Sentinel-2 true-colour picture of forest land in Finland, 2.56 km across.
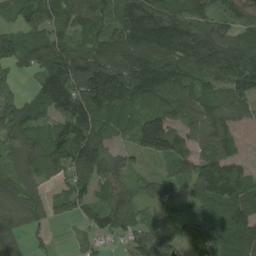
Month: August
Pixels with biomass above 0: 85%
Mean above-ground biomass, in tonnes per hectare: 88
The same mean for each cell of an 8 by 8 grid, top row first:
43 89 100 90 148 115 81 78
73 113 81 110 123 117 120 112
19 99 145 177 153 109 80 120
65 67 139 104 89 71 85 86
68 95 138 50 105 94 71 120
72 51 110 72 29 45 118 100
98 53 59 96 36 42 88 118
61 17 17 39 91 65 84 107
